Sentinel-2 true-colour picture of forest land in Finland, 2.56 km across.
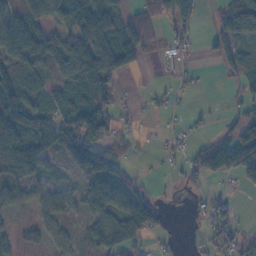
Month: November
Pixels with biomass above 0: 61%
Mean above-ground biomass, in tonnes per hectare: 48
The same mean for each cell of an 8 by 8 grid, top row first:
43 66 77 71 46 88 10 58
66 55 74 99 57 31 17 65
106 39 54 40 3 19 3 41
94 66 85 73 11 8 7 27
75 82 131 64 11 17 39 101
65 33 27 56 13 10 74 79
32 40 32 69 67 1 37 13
28 38 35 94 34 9 35 42
